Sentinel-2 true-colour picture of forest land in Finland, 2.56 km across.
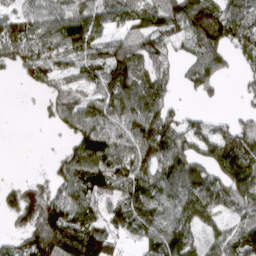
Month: March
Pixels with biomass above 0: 76%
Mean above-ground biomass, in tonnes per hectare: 78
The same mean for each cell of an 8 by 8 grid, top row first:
63 75 96 77 92 112 122 97
78 77 81 69 79 49 113 76
11 54 59 112 93 36 86 26
0 25 90 83 123 37 11 18
0 1 86 87 106 86 91 105
3 26 109 115 87 118 87 137
80 106 110 70 120 103 107 70
35 121 140 82 69 141 55 100
